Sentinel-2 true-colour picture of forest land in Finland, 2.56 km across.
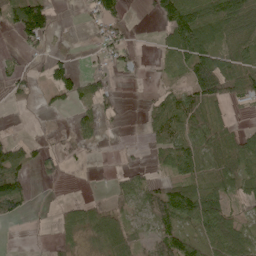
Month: May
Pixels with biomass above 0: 56%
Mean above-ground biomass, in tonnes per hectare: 47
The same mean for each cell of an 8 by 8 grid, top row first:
86 72 7 61 5 124 106 93
21 21 4 52 3 85 110 68
28 47 48 20 4 20 161 98
4 17 32 25 17 87 57 5
51 11 24 1 16 88 93 73
92 21 0 13 24 56 69 65
52 1 44 37 40 97 90 22
0 3 27 67 31 95 61 74
